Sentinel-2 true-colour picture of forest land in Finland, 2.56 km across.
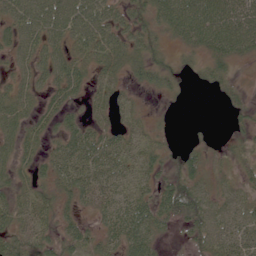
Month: June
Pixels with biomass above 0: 78%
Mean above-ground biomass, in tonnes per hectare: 41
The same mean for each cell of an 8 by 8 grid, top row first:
52 66 65 44 41 72 76 74
44 51 42 63 53 23 53 53
34 38 43 34 32 24 31 15
58 34 18 28 14 4 0 22
48 27 55 42 35 7 13 19
36 31 57 51 36 40 30 24
52 38 32 57 53 65 56 44
51 43 43 43 59 7 53 51
